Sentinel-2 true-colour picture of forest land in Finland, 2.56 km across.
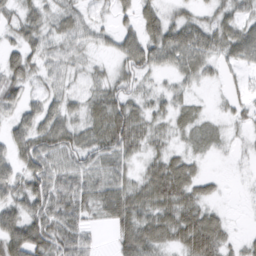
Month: March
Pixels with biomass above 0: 83%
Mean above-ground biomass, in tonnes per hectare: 40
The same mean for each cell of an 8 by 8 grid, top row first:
32 34 34 27 43 26 22 34
26 32 29 23 67 70 53 59
33 30 16 35 25 23 19 16
31 48 31 82 32 29 9 19
48 66 57 74 36 14 17 6
47 69 56 54 37 79 20 2
48 67 54 62 55 70 33 1
74 76 52 21 70 45 79 13
